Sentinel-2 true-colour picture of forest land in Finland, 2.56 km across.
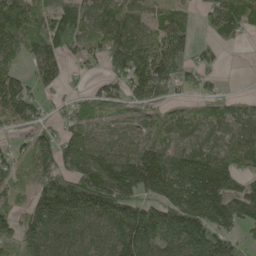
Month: May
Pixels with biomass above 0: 81%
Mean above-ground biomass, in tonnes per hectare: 114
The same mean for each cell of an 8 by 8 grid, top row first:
190 138 157 138 87 66 64 110
110 171 109 140 106 120 30 14
131 105 14 87 127 84 41 0
122 34 79 58 62 49 47 50
37 75 171 47 74 51 47 92
52 94 182 177 248 159 211 116
41 150 199 208 179 233 244 167
135 130 110 133 216 172 225 91
